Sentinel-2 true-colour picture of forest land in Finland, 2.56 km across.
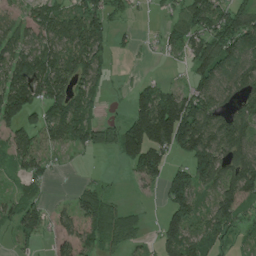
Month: June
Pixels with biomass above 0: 68%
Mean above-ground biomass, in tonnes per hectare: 97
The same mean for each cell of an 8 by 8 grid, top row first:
51 114 153 72 7 60 136 116
100 111 153 75 7 57 140 128
163 166 95 21 24 10 99 123
151 98 111 7 134 225 140 97
79 69 84 99 198 155 162 128
39 48 6 13 99 102 127 159
77 81 113 108 13 132 72 104
46 94 187 123 42 144 96 31
